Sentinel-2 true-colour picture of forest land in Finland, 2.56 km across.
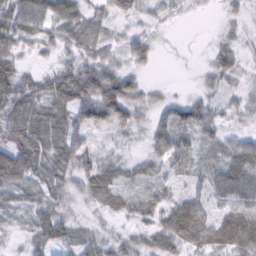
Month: February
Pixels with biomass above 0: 86%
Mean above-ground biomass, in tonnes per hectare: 40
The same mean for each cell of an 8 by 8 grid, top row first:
57 57 47 28 24 14 6 18
36 25 42 25 39 5 13 21
59 40 86 70 21 2 22 25
68 61 61 77 26 58 43 29
69 74 49 19 26 55 31 26
69 60 49 43 29 21 29 56
30 49 23 32 35 55 38 52
15 44 33 32 35 54 58 71
